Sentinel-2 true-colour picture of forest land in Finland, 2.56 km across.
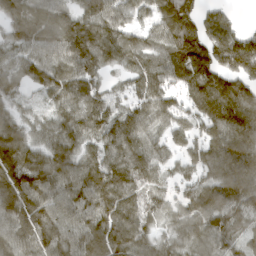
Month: March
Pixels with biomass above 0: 91%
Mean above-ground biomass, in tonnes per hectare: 108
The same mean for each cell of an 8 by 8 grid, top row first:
89 102 100 102 63 147 61 15
87 116 159 131 93 141 140 145
81 117 129 39 107 105 152 116
65 59 104 83 87 76 131 151
127 87 102 96 94 56 100 134
160 124 129 132 91 52 95 167
171 127 122 133 95 74 162 149
138 123 117 130 94 84 96 87
